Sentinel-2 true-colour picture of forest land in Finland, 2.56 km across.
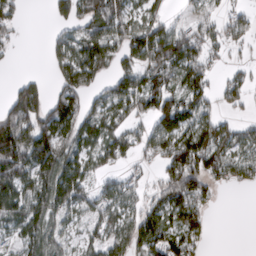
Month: March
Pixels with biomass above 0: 67%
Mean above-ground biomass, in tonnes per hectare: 80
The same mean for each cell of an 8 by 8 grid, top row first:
49 21 103 114 70 13 33 39
16 37 115 98 154 164 67 21
29 25 108 69 97 95 66 43
141 118 94 88 65 132 55 24
189 143 85 95 52 132 130 72
154 119 99 37 24 135 99 54
115 112 65 92 75 123 43 0
68 95 46 94 102 91 25 0
